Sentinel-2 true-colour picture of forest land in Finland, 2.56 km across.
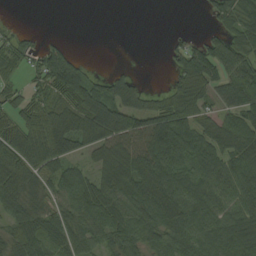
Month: August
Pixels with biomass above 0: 74%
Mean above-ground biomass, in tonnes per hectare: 69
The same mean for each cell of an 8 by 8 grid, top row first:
1 0 0 0 0 0 24 76
51 41 3 0 0 28 66 71
30 83 94 52 12 45 85 88
56 85 121 128 102 108 51 84
86 102 74 128 166 116 84 83
93 65 63 143 119 91 77 77
70 64 88 92 95 101 78 67
60 67 68 71 83 73 68 107
